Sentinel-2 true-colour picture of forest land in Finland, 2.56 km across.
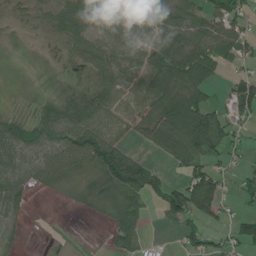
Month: July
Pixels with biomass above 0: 71%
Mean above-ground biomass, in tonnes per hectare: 53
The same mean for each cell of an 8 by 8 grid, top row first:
25 42 97 68 60 62 60 40
13 11 54 72 71 88 78 54
7 22 20 62 68 94 59 45
25 65 89 76 45 106 100 60
72 73 108 92 25 90 111 21
67 56 33 104 94 18 83 19
44 0 9 47 44 108 71 9
24 2 0 28 26 10 35 44
